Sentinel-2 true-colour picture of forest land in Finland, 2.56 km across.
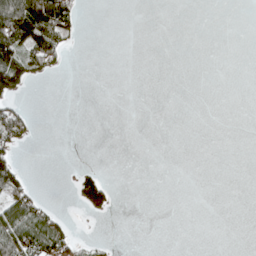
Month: April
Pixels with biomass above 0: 15%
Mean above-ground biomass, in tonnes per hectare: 22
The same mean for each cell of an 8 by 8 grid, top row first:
182 206 30 0 0 0 0 0
107 122 3 0 0 0 0 0
106 11 0 0 0 0 0 0
61 0 0 0 0 0 0 0
42 0 0 0 0 0 0 0
65 0 44 3 0 0 0 0
100 28 30 33 0 0 0 0
97 99 17 4 0 0 0 0
